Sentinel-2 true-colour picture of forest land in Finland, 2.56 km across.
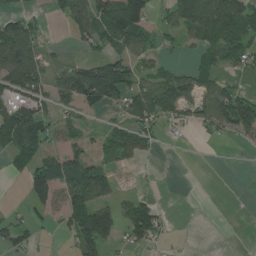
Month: July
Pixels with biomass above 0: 51%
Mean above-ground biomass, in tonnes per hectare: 56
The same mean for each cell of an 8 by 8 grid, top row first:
50 21 71 132 103 94 109 99
104 22 19 38 55 24 56 66
92 59 120 158 64 74 65 21
102 38 33 29 88 76 73 125
77 52 43 72 56 7 8 19
13 115 117 48 2 0 0 0
10 71 110 83 85 2 0 0
61 4 108 68 73 4 0 0
